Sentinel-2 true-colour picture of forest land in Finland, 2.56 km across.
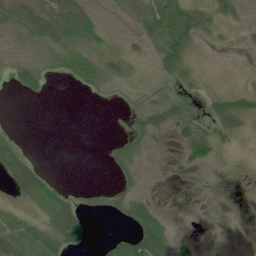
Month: June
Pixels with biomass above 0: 53%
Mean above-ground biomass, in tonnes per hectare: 29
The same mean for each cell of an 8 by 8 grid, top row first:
76 86 88 26 62 94 43 20
23 48 60 28 34 72 6 6
25 20 32 40 10 32 4 4
0 0 0 1 41 36 23 56
25 0 0 14 23 19 71 6
58 22 0 11 12 2 1 0
23 43 30 16 69 1 1 0
86 82 30 23 87 38 1 0
